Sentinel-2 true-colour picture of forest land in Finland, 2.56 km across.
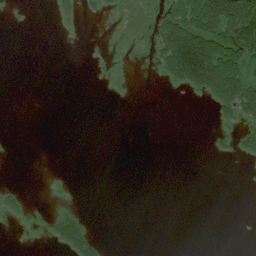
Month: July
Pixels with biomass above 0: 18%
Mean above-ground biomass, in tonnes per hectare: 18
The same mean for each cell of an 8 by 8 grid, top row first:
0 2 15 6 7 67 129 151
0 0 0 1 2 122 127 102
0 0 0 3 0 40 104 73
0 0 0 0 0 0 3 49
0 0 0 0 0 0 3 20
0 1 0 0 0 0 0 0
13 2 5 0 0 0 0 0
0 12 60 0 0 0 0 0
